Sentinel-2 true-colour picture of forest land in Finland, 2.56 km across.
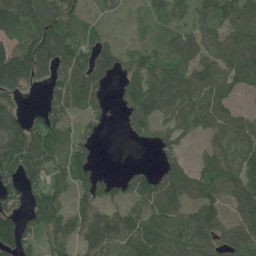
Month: May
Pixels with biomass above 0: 77%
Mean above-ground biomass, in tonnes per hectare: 87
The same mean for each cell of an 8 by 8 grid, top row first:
153 119 69 18 32 82 80 113
117 148 101 58 58 77 92 112
136 61 119 48 107 94 132 106
62 76 62 25 93 94 114 42
131 125 68 0 21 64 49 111
99 89 78 31 65 98 110 120
69 129 72 59 92 95 105 80
112 64 72 101 133 109 99 93
